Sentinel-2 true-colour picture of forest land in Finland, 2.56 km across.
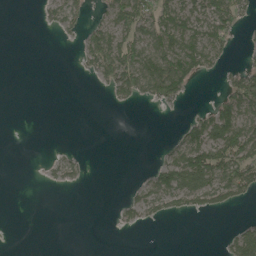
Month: May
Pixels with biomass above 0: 35%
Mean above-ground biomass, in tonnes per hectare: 28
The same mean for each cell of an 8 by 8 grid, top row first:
0 19 29 45 66 68 68 43
0 0 23 70 59 74 71 8
0 0 2 58 75 90 11 56
0 0 0 2 1 4 36 87
0 1 1 0 0 31 93 94
0 8 18 0 11 82 85 86
0 0 0 4 46 34 43 18
0 0 0 0 0 0 0 56
